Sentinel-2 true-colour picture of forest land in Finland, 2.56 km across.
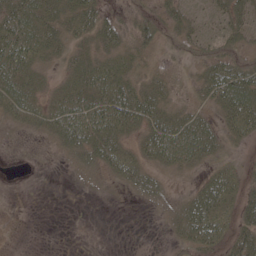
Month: May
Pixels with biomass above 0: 68%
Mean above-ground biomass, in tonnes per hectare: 25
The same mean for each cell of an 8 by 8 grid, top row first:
58 43 41 13 26 30 11 31
63 35 22 24 23 17 20 25
44 15 34 41 19 11 40 52
28 30 50 61 46 24 17 54
2 8 38 39 28 65 39 12
0 0 8 17 24 8 21 20
0 0 0 0 3 16 46 35
0 0 0 0 0 17 47 46
